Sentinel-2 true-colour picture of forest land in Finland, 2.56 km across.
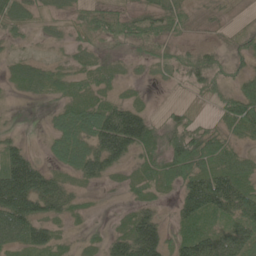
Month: June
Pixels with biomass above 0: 81%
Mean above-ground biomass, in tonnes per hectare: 58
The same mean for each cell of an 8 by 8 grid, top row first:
63 28 38 56 54 57 20 8
16 15 31 23 38 32 30 30
40 49 39 27 13 21 60 44
5 19 76 104 56 29 8 88
41 29 90 169 85 76 80 37
183 82 67 43 51 79 109 86
157 86 22 6 49 46 119 101
74 69 17 62 162 52 93 93
